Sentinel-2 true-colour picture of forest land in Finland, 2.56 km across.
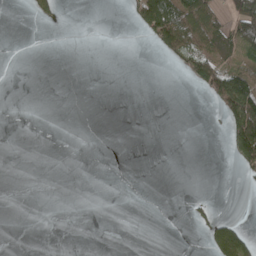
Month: April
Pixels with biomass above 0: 15%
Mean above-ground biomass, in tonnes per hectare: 17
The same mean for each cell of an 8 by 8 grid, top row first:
0 19 0 0 82 104 68 75
0 0 0 0 3 70 60 55
0 0 0 0 0 2 75 83
0 0 0 0 0 0 3 161
0 0 0 0 0 0 0 103
0 0 0 0 0 0 0 13
0 0 0 0 0 0 12 0
0 0 0 0 0 0 24 78
